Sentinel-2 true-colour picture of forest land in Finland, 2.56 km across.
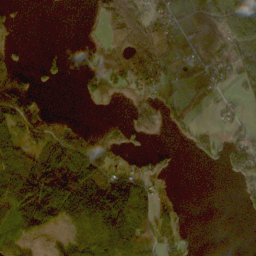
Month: October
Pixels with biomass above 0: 52%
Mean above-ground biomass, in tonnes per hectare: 68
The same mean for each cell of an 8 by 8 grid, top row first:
14 0 1 94 110 53 98 174
20 6 8 70 120 71 66 102
121 18 33 87 88 34 82 64
143 44 1 2 68 41 14 19
73 91 105 69 17 14 48 84
140 151 160 108 62 14 0 76
117 133 153 179 95 58 0 11
51 15 86 160 134 89 0 0
